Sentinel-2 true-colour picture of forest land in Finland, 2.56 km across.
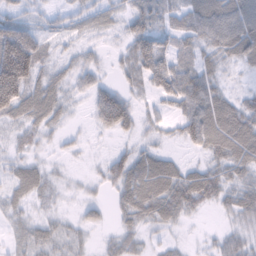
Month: February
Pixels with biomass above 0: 79%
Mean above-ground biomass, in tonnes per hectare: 40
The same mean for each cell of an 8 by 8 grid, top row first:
35 18 26 27 60 41 84 85
149 23 19 14 80 57 47 70
172 41 30 16 52 70 57 11
57 44 8 60 20 30 79 56
20 15 9 11 17 15 54 64
29 23 7 40 53 51 50 32
21 16 16 19 50 52 18 49
16 36 20 22 22 12 12 37
